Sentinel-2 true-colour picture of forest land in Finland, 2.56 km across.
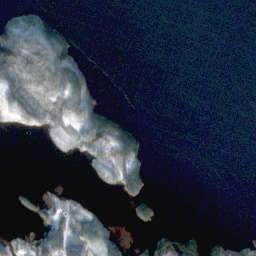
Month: November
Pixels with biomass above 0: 26%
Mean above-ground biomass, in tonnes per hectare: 31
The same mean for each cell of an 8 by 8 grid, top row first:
23 35 0 0 0 0 0 0
138 137 32 0 0 0 0 0
102 106 71 0 0 0 0 0
67 100 83 39 0 0 0 0
0 13 72 130 36 0 0 0
0 0 5 75 73 0 0 0
26 58 53 3 61 0 0 0
41 120 86 57 21 76 37 24
